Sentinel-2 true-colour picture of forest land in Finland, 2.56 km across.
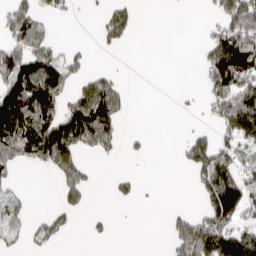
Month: April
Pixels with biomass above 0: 40%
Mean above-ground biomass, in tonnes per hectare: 67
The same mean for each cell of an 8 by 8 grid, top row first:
118 32 5 58 0 0 17 181
100 84 16 18 0 0 85 178
148 150 52 53 0 0 84 154
169 109 143 99 0 4 41 204
162 178 96 59 12 14 119 102
25 15 78 15 5 0 130 105
65 14 32 4 3 11 104 125
33 39 1 9 0 91 186 136
